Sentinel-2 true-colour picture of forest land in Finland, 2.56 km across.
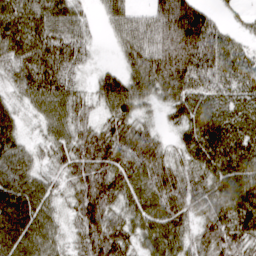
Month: March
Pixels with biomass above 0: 93%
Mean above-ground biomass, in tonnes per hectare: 65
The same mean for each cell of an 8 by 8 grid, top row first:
82 76 38 57 43 120 53 15
77 83 50 17 81 106 94 35
55 83 27 54 78 92 63 54
32 67 49 64 31 47 81 74
48 44 72 79 85 34 81 81
71 34 78 88 74 73 63 82
84 53 76 73 74 66 60 75
74 61 57 91 54 66 66 62
